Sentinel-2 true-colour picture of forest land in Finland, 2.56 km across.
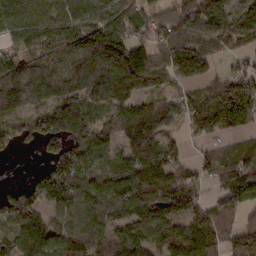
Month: February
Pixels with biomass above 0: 85%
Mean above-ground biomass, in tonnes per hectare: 104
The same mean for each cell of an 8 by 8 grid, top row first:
90 85 94 92 69 110 137 95
52 115 169 221 103 208 151 66
169 130 168 187 185 104 83 104
83 117 112 82 117 74 125 134
40 74 102 82 131 38 37 61
0 86 114 109 164 98 55 137
100 83 77 83 123 106 65 68
76 120 110 103 82 111 110 100
